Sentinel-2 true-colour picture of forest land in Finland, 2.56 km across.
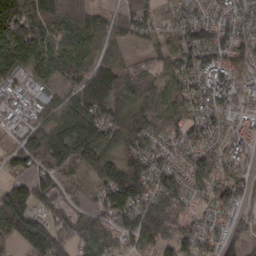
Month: March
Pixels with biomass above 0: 91%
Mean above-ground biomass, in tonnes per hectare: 105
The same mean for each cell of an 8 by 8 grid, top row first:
217 170 145 72 106 73 72 87
182 115 102 69 34 80 129 109
73 72 94 132 82 85 79 90
48 67 131 125 99 77 100 62
49 171 194 121 115 88 71 59
83 116 46 138 157 91 98 65
206 126 56 140 141 134 48 51
122 228 122 119 117 127 73 57
